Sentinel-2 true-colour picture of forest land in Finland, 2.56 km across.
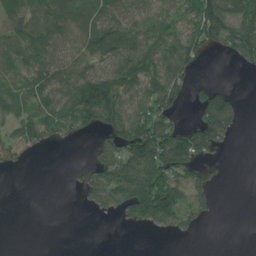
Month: July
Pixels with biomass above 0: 57%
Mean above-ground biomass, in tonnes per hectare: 68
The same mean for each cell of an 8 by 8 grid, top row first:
76 94 74 71 53 64 155 126
95 87 68 95 83 105 63 127
71 86 128 137 95 79 18 0
75 81 141 152 94 52 122 36
80 34 8 100 180 145 113 2
0 0 25 138 189 105 34 0
0 0 9 55 162 120 30 0
0 0 0 0 0 5 0 0
